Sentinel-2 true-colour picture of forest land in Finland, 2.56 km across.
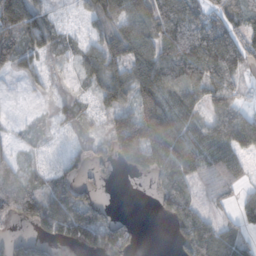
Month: November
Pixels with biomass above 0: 69%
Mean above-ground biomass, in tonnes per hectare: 62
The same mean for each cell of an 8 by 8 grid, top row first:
106 39 28 105 88 90 67 58
103 31 41 127 94 104 116 76
11 20 30 84 86 105 98 49
10 20 37 72 106 93 64 71
24 17 29 82 140 87 83 80
73 35 40 12 23 85 25 30
113 104 98 13 0 70 26 47
43 43 77 91 4 18 99 54
